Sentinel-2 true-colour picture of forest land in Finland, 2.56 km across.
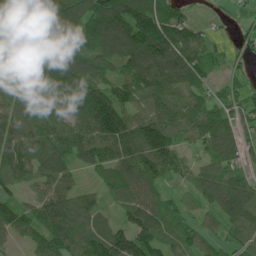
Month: June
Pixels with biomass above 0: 90%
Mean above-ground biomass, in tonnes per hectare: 91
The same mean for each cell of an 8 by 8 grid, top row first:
142 118 120 147 133 80 12 26
121 132 105 118 153 136 57 32
125 154 121 92 117 107 62 39
107 81 103 143 80 93 95 67
95 90 98 111 138 76 76 62
85 74 30 81 102 50 72 60
59 96 95 43 120 44 45 120
38 91 106 134 131 73 42 69
